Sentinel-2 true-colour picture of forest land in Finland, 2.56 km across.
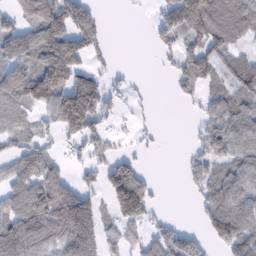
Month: February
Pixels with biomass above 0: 63%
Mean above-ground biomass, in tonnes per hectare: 70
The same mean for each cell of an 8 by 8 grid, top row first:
49 128 114 1 2 114 126 111
92 116 111 18 2 48 77 40
100 155 94 19 2 44 69 64
83 75 188 35 3 1 56 94
54 31 59 34 11 0 74 64
91 102 30 99 54 1 82 80
87 134 130 72 116 0 64 96
140 87 134 35 49 85 46 115
